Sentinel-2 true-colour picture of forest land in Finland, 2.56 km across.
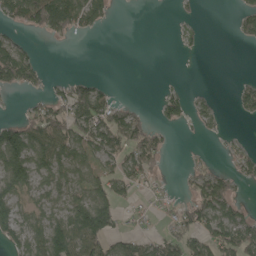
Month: May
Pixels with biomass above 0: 48%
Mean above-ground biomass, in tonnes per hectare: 46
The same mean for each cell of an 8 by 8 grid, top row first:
76 149 101 22 0 6 0 37
66 1 0 0 0 6 3 4
75 18 29 5 0 2 0 13
6 64 81 75 13 46 26 26
115 99 79 79 98 4 2 10
105 58 48 65 59 6 65 37
58 45 89 74 23 43 104 38
48 118 110 68 47 57 78 91
